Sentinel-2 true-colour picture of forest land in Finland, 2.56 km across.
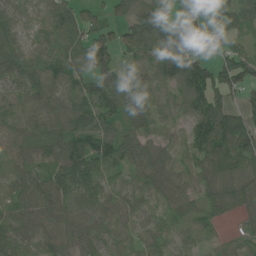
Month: June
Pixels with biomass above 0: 88%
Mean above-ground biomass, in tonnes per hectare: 64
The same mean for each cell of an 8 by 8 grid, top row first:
41 54 60 33 93 66 47 76
53 55 83 74 72 130 59 43
63 82 61 60 42 87 105 97
61 61 79 60 50 34 118 63
69 81 97 96 64 33 110 125
44 54 100 28 62 59 79 65
53 80 48 54 34 41 54 41
70 66 48 37 40 32 38 36
